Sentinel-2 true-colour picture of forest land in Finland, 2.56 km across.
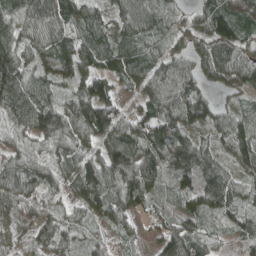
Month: April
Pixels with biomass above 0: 92%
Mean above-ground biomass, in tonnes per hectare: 78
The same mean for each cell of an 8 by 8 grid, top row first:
76 128 84 60 85 25 88 108
85 88 84 76 53 35 81 80
125 73 81 71 79 117 55 80
99 115 112 99 68 104 76 58
49 55 63 110 110 106 48 113
99 66 80 106 149 101 105 54
101 50 50 87 60 56 72 58
36 67 40 34 20 93 59 57
